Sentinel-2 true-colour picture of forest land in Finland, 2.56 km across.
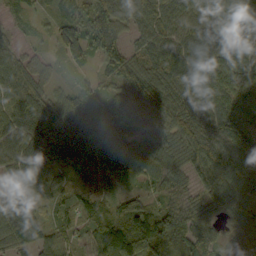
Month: September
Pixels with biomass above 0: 95%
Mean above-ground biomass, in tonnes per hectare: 78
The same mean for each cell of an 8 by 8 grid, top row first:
22 27 53 111 92 96 76 80
45 21 84 94 64 85 83 93
81 49 21 53 116 96 89 73
111 100 100 70 97 99 91 48
99 107 137 102 84 88 98 93
68 39 64 66 68 84 96 109
99 36 61 58 69 70 69 92
81 70 51 116 119 51 55 69
